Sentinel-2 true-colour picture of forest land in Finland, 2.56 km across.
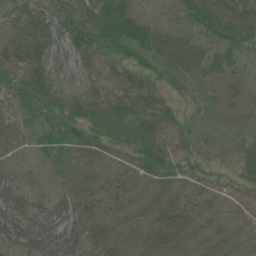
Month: July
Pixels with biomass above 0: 61%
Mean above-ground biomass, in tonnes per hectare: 21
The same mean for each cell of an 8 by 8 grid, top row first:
35 29 27 27 14 17 41 45
37 33 36 26 34 37 29 35
1 1 1 1 1 10 22 13
1 0 1 0 1 3 5 9
22 25 31 19 30 23 15 15
28 10 14 19 22 25 17 18
59 37 31 19 17 25 23 19
55 54 42 22 17 20 15 14
